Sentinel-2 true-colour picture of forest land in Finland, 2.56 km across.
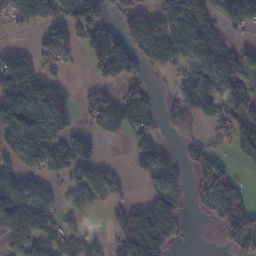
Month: November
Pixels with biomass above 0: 61%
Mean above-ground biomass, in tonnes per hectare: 80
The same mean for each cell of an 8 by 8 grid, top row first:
69 82 124 53 88 122 87 101
31 95 77 186 109 110 113 40
170 66 4 56 68 48 111 90
175 113 33 105 105 94 119 87
84 86 85 9 70 30 53 81
61 55 72 60 54 66 116 23
95 61 49 34 91 99 66 116
77 60 60 46 149 54 0 99
